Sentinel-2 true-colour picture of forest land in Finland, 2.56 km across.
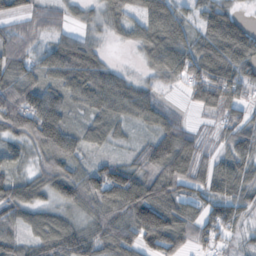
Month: October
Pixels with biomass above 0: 89%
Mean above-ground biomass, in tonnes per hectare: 73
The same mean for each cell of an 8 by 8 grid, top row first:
49 63 20 53 75 80 69 36
77 68 95 10 55 89 99 118
84 63 108 70 28 45 127 91
120 117 41 78 72 33 52 59
52 100 67 42 45 119 37 83
49 74 72 112 92 104 70 75
86 65 55 96 125 88 62 64
60 99 86 82 93 99 56 25
